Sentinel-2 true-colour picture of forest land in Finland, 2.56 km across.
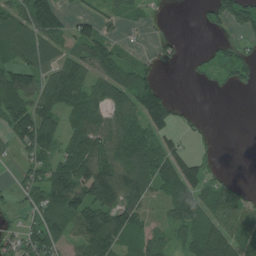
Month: July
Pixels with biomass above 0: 67%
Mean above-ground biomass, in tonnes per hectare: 74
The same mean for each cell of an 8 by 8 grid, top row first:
77 120 40 43 37 1 39 125
87 79 83 71 14 24 17 39
101 75 92 115 90 0 19 47
124 99 103 93 164 55 2 0
45 77 99 99 111 60 9 0
23 84 150 148 127 154 69 8
26 112 119 116 63 89 96 69
61 104 92 108 72 50 133 94
